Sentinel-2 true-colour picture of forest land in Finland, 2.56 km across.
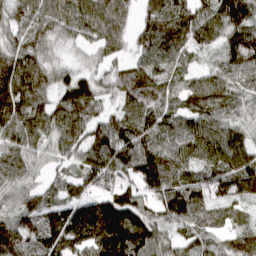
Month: March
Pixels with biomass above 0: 92%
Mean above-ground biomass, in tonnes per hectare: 88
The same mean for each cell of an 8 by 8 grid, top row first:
76 93 121 134 61 137 100 147
79 62 33 70 66 93 55 117
119 76 68 62 88 63 86 74
128 105 106 44 109 72 94 57
93 66 83 116 111 96 91 30
82 33 62 97 109 94 52 63
60 74 85 148 87 110 76 40
116 95 104 210 132 57 61 78
